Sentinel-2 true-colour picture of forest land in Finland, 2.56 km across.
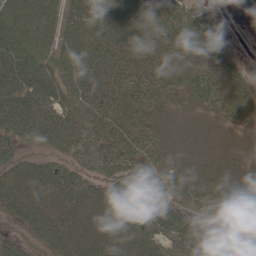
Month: May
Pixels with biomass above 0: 87%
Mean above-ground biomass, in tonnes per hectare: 43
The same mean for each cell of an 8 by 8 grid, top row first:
49 40 53 68 67 62 43 16
72 41 57 53 40 51 49 8
73 61 52 46 39 32 48 30
64 52 38 48 41 14 20 33
33 36 46 47 42 21 16 14
41 45 37 39 33 36 29 24
48 38 42 62 67 38 22 29
27 51 44 42 62 52 72 63
